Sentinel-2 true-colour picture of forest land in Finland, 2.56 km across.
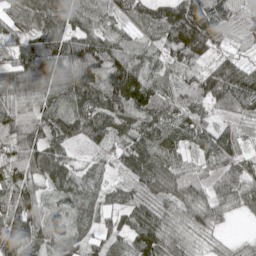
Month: May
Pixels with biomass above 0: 95%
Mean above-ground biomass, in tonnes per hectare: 83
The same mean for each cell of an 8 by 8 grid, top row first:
65 97 88 66 56 129 126 38
67 146 137 102 73 121 77 28
119 158 148 118 116 75 100 114
68 92 114 122 104 87 51 45
76 109 46 71 90 71 60 49
92 96 59 36 96 107 49 75
114 47 73 58 59 73 95 48
100 62 62 59 95 70 33 20
